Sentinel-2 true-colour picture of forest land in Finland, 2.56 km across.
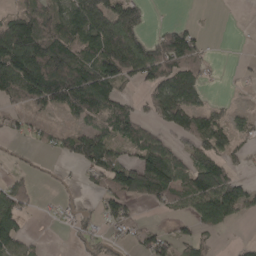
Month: April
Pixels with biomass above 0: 59%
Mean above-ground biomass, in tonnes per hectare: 63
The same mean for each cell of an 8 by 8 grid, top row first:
55 74 132 119 48 1 3 0
155 127 108 161 97 115 26 0
122 153 123 91 61 121 28 8
37 40 77 75 26 117 63 21
13 23 74 76 81 37 72 28
21 8 20 84 120 94 132 29
101 6 25 60 17 39 131 76
87 3 29 31 39 47 26 8
